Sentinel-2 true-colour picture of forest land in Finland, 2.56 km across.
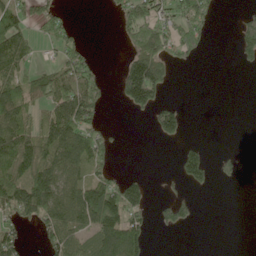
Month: June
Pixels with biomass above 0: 45%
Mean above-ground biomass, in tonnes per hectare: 56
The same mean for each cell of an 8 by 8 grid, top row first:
62 59 1 13 106 66 53 29
103 10 44 0 153 77 23 65
58 67 70 15 262 22 0 0
87 64 143 1 53 84 0 0
114 105 119 34 0 29 22 0
80 98 60 42 26 31 64 27
91 98 116 148 72 67 0 0
70 47 56 132 73 0 0 0
